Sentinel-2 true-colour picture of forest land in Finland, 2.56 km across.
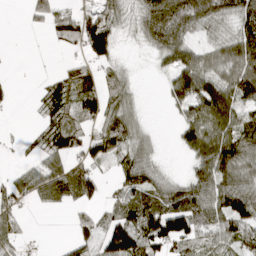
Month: April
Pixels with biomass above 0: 67%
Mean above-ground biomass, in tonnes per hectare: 56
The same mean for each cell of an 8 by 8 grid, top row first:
0 53 58 56 61 82 75 82
1 7 56 68 21 83 54 92
5 23 57 40 3 72 69 95
4 54 73 61 13 31 112 70
6 60 61 84 35 20 100 100
30 77 73 23 71 16 95 83
46 34 36 35 90 93 110 93
38 0 40 94 103 100 68 63
